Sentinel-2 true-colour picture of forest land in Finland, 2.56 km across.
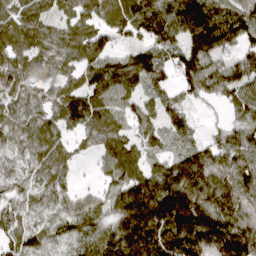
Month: April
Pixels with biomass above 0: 90%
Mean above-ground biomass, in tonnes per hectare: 99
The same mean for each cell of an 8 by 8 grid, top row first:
96 68 90 97 145 143 179 141
90 79 98 64 84 98 151 78
81 62 83 156 104 85 126 111
69 70 136 102 79 88 22 90
69 82 41 102 66 51 74 108
70 84 16 73 101 129 118 102
80 64 74 78 159 164 129 97
91 73 91 120 164 162 164 148
